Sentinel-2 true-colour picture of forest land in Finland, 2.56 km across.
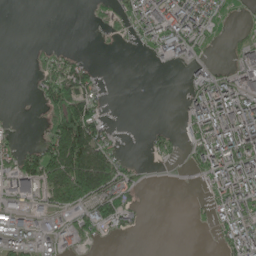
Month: May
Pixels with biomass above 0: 46%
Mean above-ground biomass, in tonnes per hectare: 57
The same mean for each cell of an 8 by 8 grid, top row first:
0 0 0 35 98 119 91 8
0 15 5 5 28 110 24 51
0 69 97 3 1 6 87 83
3 47 139 6 0 3 148 145
41 101 193 56 10 28 126 165
120 120 177 105 13 3 82 149
77 59 69 92 20 0 27 117
71 47 48 8 0 0 3 103
